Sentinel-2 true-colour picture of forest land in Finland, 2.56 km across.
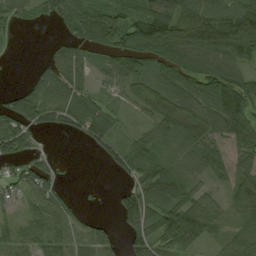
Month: August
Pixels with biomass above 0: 78%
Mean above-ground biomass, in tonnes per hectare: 67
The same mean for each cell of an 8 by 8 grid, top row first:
45 43 75 82 96 116 79 111
4 16 53 79 90 126 125 152
3 83 80 50 65 81 100 88
84 77 77 46 50 91 81 118
77 4 12 52 69 59 73 69
60 68 0 13 73 78 52 82
34 84 20 18 104 106 81 95
39 61 45 44 74 86 52 53
